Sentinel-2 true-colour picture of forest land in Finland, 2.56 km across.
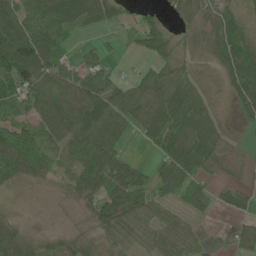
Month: June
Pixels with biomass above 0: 78%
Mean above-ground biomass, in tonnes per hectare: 47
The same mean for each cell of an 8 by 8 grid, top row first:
72 101 75 40 28 17 22 29
110 96 17 8 38 31 20 53
90 78 71 39 50 56 8 67
42 66 78 76 75 81 32 18
94 49 58 51 20 88 71 3
49 31 60 56 33 80 34 9
6 4 14 72 55 33 26 33
54 29 35 29 32 46 12 34
